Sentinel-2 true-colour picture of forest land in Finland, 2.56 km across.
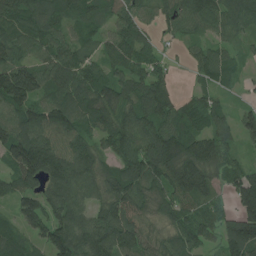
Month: July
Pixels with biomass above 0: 90%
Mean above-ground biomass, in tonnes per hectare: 101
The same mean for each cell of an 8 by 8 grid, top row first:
107 112 78 74 62 81 113 98
109 97 70 75 69 18 56 39
188 109 113 93 92 27 49 32
117 132 120 110 110 100 93 62
163 140 105 85 113 154 147 56
99 129 123 95 128 165 133 94
81 116 87 120 84 101 73 116
78 128 130 181 104 94 55 148
